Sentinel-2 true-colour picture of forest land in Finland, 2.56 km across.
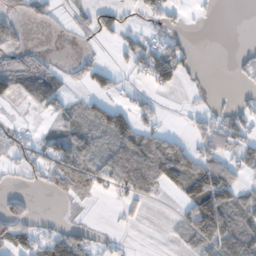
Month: November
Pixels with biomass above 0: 47%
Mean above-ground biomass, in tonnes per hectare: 44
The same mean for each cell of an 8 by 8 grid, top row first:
44 34 24 58 34 26 7 0
50 5 6 10 55 38 0 6
92 58 36 46 30 41 3 21
2 41 46 77 35 4 31 41
45 55 76 69 79 41 64 48
22 73 101 86 80 92 115 40
47 0 8 8 15 16 142 64
82 67 58 13 0 16 77 92
